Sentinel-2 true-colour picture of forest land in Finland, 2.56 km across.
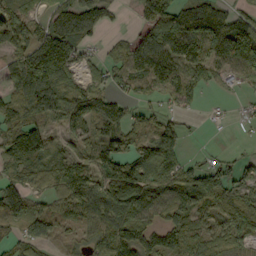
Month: September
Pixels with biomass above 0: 79%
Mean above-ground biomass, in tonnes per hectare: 79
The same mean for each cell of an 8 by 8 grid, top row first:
85 68 131 31 55 122 139 74
80 138 60 23 92 59 92 164
90 151 57 60 96 110 55 38
99 90 103 42 47 44 8 12
97 71 61 111 63 74 2 5
66 62 100 116 115 93 71 59
104 36 70 129 105 90 82 124
56 58 42 132 116 87 71 77
